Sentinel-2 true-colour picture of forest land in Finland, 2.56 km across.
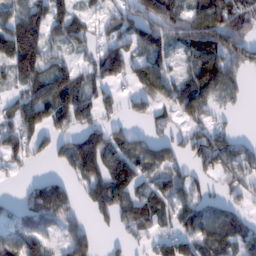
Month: February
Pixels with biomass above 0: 70%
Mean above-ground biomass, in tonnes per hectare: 80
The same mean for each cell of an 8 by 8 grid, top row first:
102 126 52 48 128 99 108 93
177 87 38 95 89 52 119 76
73 84 64 90 145 73 116 54
67 131 118 43 52 74 82 12
90 64 103 95 100 75 118 61
17 36 60 118 53 54 47 74
52 210 48 116 65 63 77 47
96 58 78 13 36 72 79 66
